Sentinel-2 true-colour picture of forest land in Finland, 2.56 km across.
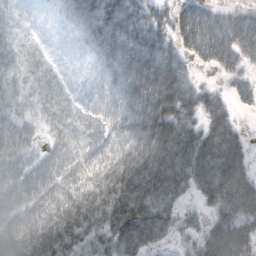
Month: October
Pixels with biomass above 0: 86%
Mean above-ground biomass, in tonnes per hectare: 57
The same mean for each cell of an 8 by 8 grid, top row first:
8 6 59 62 51 46 46 37
19 6 16 68 78 46 62 63
27 21 7 46 96 83 9 31
32 23 19 35 96 94 58 18
53 23 32 35 85 110 98 56
55 47 43 67 105 101 99 84
55 60 85 94 103 45 41 95
71 95 74 74 83 31 72 90
